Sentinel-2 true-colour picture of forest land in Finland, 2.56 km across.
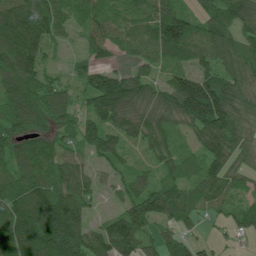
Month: July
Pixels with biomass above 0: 89%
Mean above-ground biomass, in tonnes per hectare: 87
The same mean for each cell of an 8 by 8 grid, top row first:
135 134 61 69 66 56 68 99
181 64 31 63 66 111 118 98
112 71 41 87 74 82 110 111
112 109 59 125 107 119 202 112
106 115 70 82 66 55 104 96
95 104 81 37 50 68 91 67
106 125 84 18 89 92 47 52
110 154 90 97 64 70 18 22
